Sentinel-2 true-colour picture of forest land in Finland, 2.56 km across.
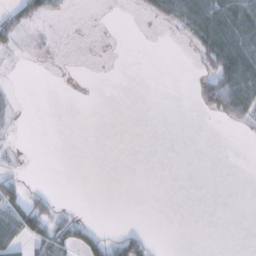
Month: January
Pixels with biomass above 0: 20%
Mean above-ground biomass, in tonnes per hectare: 14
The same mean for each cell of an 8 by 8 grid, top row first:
32 17 0 0 8 49 88 79
10 1 0 0 0 0 61 84
1 0 0 0 0 0 27 90
7 0 0 0 0 0 16 49
3 0 0 0 0 0 0 0
16 0 0 0 0 0 0 0
56 27 2 0 0 0 0 0
32 49 32 19 24 0 0 0
